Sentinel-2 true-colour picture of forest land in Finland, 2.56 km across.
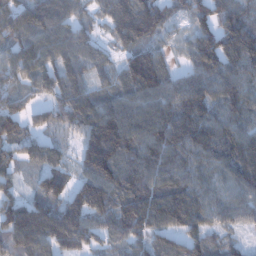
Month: January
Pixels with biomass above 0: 92%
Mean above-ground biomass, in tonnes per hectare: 107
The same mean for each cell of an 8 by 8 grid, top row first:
114 131 68 121 145 62 95 109
116 106 108 61 99 36 142 180
94 106 101 75 148 66 108 114
105 98 143 134 114 123 105 97
107 75 75 175 128 122 133 100
53 114 81 140 115 105 79 96
120 128 150 133 145 149 87 71
148 136 105 68 77 87 79 28
